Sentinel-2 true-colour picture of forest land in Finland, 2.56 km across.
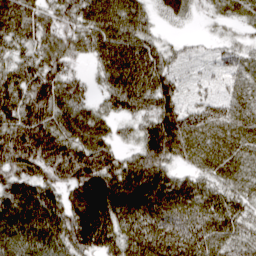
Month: March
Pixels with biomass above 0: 94%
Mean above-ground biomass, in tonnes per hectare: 72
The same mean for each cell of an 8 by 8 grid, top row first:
94 67 85 100 57 30 24 46
64 74 59 101 82 28 19 42
79 97 36 80 93 49 21 35
88 93 67 50 61 83 57 50
106 107 89 56 70 92 69 69
85 71 104 100 97 52 54 64
97 90 109 102 96 85 78 59
74 77 85 72 93 86 80 62
